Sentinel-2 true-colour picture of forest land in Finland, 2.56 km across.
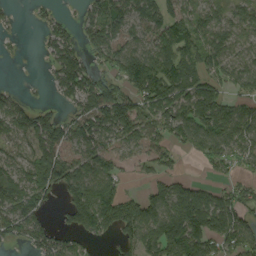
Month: September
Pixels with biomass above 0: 73%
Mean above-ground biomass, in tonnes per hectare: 82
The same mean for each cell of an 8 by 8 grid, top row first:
9 21 27 95 79 97 65 63
4 41 64 87 67 131 102 49
1 20 121 57 174 117 93 84
90 41 68 140 97 96 129 73
63 122 73 54 71 69 94 77
58 109 118 79 33 49 20 43
84 41 173 149 120 138 139 92
43 78 57 39 130 168 125 106
